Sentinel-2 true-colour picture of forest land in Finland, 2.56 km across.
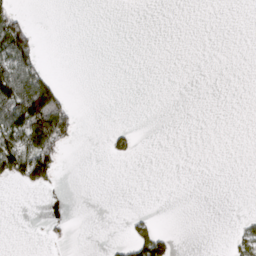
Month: March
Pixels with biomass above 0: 13%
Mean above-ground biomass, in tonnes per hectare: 16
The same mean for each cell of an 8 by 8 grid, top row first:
41 0 0 0 0 0 0 0
112 0 0 0 0 0 0 0
117 52 0 0 0 0 0 0
120 151 8 0 0 0 0 0
87 90 5 15 0 0 0 0
55 59 0 0 0 0 0 0
0 0 0 0 1 0 0 0
0 7 0 3 71 10 0 26
